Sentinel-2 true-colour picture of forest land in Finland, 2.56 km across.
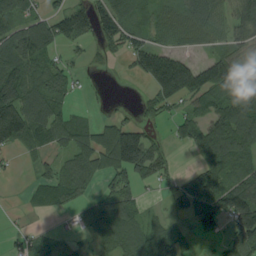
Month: August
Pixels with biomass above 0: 69%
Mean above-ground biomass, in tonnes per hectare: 71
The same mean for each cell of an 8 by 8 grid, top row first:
77 65 105 110 42 71 107 90
127 85 22 49 96 63 49 58
120 85 22 2 58 213 125 100
161 112 17 18 31 39 82 106
71 61 77 143 137 29 112 97
9 51 84 66 69 42 61 70
4 37 40 77 28 42 81 156
30 28 18 69 64 49 20 108
